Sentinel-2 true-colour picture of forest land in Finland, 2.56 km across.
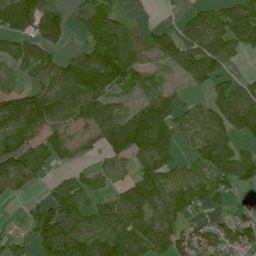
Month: July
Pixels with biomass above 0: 74%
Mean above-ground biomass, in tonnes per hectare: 91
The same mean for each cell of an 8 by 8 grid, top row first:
117 88 46 77 4 21 90 111
64 63 41 123 70 134 136 54
58 103 123 97 73 34 92 30
169 156 105 84 135 81 69 117
128 96 41 119 169 93 139 65
123 41 54 31 86 71 97 119
6 99 123 83 122 100 52 29
53 159 156 141 119 98 106 107
